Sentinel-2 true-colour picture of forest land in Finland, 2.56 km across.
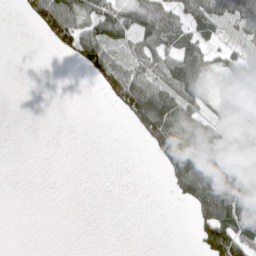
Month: April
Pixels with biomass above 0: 42%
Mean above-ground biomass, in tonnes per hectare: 40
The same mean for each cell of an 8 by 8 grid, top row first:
4 105 80 79 97 54 92 80
0 7 84 58 62 84 55 22
0 0 2 90 73 96 35 32
0 0 0 6 141 98 31 23
0 0 0 0 19 108 58 46
0 0 0 0 0 78 117 54
0 0 0 0 0 3 118 137
0 0 0 0 0 0 105 104
